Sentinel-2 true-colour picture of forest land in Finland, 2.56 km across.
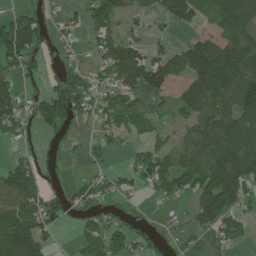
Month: July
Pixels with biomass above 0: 61%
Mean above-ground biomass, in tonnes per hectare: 69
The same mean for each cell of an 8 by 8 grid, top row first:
60 24 25 78 37 102 60 155
122 16 22 91 65 49 127 156
50 24 63 61 111 65 174 155
87 96 50 73 35 46 113 107
15 6 10 34 35 38 112 128
102 6 15 32 65 112 122 153
86 64 33 20 5 14 157 71
172 53 48 86 30 13 16 35
